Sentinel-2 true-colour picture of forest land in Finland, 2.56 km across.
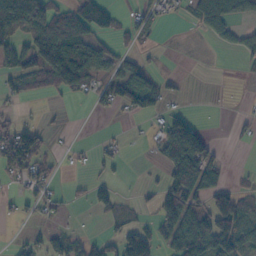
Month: October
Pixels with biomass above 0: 44%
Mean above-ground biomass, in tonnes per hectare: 42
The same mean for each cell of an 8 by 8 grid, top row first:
123 106 88 39 33 10 75 39
51 103 92 36 15 0 3 31
45 65 82 60 62 10 0 13
16 4 0 12 42 22 1 12
98 20 3 13 3 122 57 8
43 33 4 12 5 80 102 4
17 25 5 16 12 88 77 61
12 45 28 36 95 91 105 97
